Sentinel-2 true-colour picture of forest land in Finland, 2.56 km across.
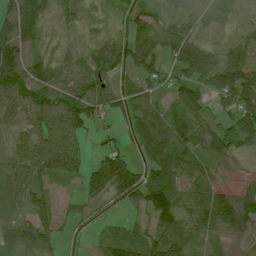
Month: July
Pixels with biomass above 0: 82%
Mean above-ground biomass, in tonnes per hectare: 50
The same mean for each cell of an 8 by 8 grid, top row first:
29 20 25 20 50 45 68 22
38 13 21 43 93 77 44 48
62 58 32 34 46 38 77 106
41 68 91 43 47 47 39 75
41 83 45 30 55 65 53 54
72 60 61 151 50 47 25 7
52 46 18 11 63 63 74 53
88 70 6 40 48 62 21 8
